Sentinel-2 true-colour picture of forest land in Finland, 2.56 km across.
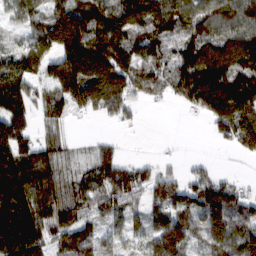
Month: February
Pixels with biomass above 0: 80%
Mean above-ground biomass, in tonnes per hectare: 98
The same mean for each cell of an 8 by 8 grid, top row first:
59 105 145 123 123 106 102 109
57 105 188 184 94 84 115 145
100 82 194 172 95 98 171 156
79 55 49 72 16 8 109 126
134 62 17 31 2 7 6 77
174 128 60 126 74 55 71 12
151 129 77 80 61 133 149 103
198 107 108 56 54 142 99 137
